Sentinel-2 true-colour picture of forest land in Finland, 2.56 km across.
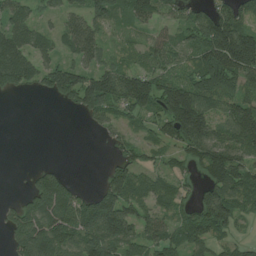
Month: July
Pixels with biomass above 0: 74%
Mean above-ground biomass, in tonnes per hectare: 78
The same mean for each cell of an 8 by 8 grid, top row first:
74 33 69 84 73 46 77 73
128 56 118 32 44 61 131 210
117 81 103 112 99 73 113 97
0 0 54 77 79 193 98 113
0 0 0 23 38 83 133 107
0 94 3 78 58 47 77 90
57 173 98 142 63 51 122 66
84 141 101 120 79 66 76 29
